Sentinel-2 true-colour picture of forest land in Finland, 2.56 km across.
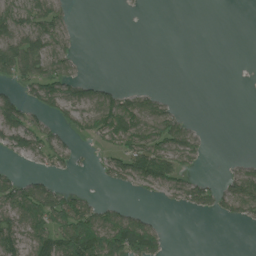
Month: July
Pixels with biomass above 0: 42%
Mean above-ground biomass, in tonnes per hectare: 39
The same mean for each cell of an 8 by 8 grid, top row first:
80 81 1 0 1 0 0 0
98 81 10 0 0 0 0 0
54 89 43 10 0 0 0 0
79 47 59 86 74 27 0 0
58 54 11 40 80 74 11 0
29 28 5 45 97 71 13 55
79 95 81 31 8 18 38 68
70 88 134 116 103 0 0 0
